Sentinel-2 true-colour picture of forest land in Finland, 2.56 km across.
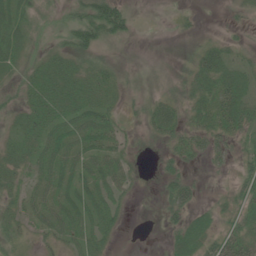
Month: June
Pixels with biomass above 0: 69%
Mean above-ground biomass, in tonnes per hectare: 23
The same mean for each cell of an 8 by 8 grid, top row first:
34 9 33 75 0 5 1 17
35 13 45 7 0 7 25 14
22 35 30 21 2 19 38 31
22 33 33 21 15 28 36 40
22 30 29 30 6 28 34 22
22 31 31 36 8 24 6 20
19 33 35 28 0 28 13 28
20 20 27 14 0 24 29 36
